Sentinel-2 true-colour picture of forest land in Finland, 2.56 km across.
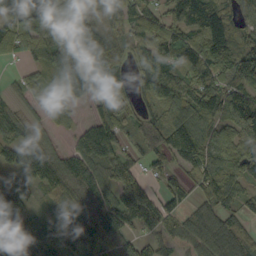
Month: September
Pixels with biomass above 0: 85%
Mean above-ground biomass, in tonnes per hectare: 89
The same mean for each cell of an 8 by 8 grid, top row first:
94 86 103 80 96 63 118 78
83 91 157 127 69 96 99 92
21 27 94 102 79 100 86 83
45 35 15 100 56 108 106 117
104 66 74 122 53 151 84 90
77 128 126 104 69 54 111 83
148 43 104 133 172 51 71 66
128 87 93 104 57 49 91 93
